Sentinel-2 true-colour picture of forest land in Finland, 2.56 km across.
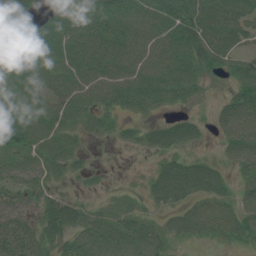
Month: July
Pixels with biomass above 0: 82%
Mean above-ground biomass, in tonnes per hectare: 51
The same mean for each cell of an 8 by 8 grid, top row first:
75 50 83 82 78 83 67 62
76 92 72 70 70 76 69 34
83 57 66 65 85 85 25 40
70 61 62 41 35 22 10 78
64 56 22 10 31 54 10 68
38 31 14 2 11 86 71 29
38 36 38 15 20 39 55 52
55 33 52 66 64 27 28 37
